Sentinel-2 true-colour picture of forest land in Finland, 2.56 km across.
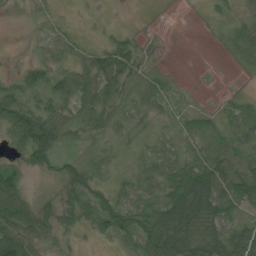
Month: July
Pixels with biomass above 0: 72%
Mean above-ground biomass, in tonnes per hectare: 38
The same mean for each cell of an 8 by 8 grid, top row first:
3 12 5 2 0 0 7 17
2 32 18 54 8 0 1 39
30 48 64 49 28 6 0 1
73 41 42 44 28 18 22 46
44 75 21 20 19 30 49 48
55 17 60 14 47 74 91 62
73 36 61 72 57 96 81 31
92 31 11 31 70 94 67 65
